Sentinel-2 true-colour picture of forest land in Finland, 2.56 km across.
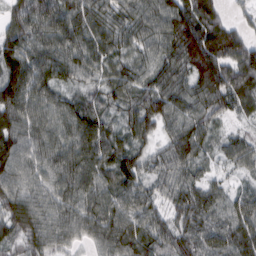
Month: February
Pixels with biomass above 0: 96%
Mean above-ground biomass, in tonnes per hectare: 78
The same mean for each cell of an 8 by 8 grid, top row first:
69 98 92 77 86 110 85 28
99 88 84 70 68 106 123 87
123 86 52 63 69 84 107 86
102 78 72 39 91 76 76 43
102 82 96 69 49 84 48 60
86 73 95 77 63 70 36 27
102 76 85 88 79 60 81 69
58 81 49 88 83 70 76 93
